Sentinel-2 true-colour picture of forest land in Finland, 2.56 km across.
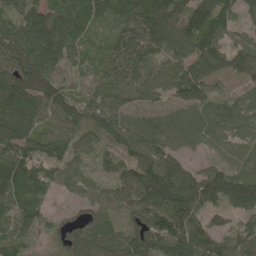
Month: May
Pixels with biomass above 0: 93%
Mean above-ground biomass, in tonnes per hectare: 92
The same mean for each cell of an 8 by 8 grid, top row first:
71 106 98 75 154 119 155 61
112 120 56 77 122 106 123 86
159 106 26 85 82 102 116 66
171 110 90 80 50 49 60 50
131 96 66 67 89 52 32 37
130 87 49 60 146 139 99 79
82 42 47 61 118 160 93 113
63 31 84 70 135 185 137 95
